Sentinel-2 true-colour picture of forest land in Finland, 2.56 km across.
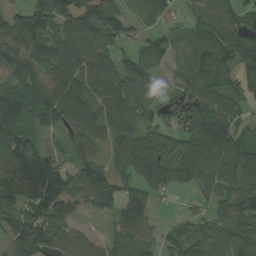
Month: August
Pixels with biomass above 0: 85%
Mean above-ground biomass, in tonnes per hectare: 85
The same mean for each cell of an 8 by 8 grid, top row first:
72 112 120 95 74 26 104 75
95 88 99 76 47 34 111 112
83 72 84 89 100 42 105 82
97 94 85 92 72 49 107 52
124 27 72 62 76 70 127 81
152 182 80 77 110 82 84 100
96 163 91 76 100 6 36 78
92 89 62 77 87 51 69 91
